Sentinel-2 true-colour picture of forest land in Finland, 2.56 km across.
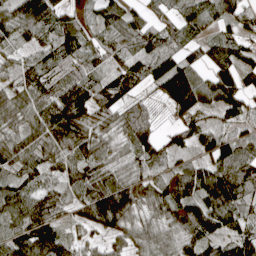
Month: April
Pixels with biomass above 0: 90%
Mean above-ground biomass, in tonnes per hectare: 83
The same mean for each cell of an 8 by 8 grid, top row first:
101 90 42 71 57 59 85 63
57 63 79 65 80 57 63 67
74 82 97 59 62 150 66 72
97 129 139 95 98 86 52 70
100 102 95 62 112 57 56 69
62 55 88 100 78 68 94 105
99 111 69 182 70 81 113 80
108 133 48 57 71 63 91 83
